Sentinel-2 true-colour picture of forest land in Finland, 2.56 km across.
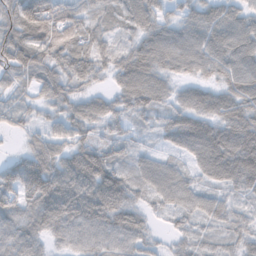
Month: November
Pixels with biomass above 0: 94%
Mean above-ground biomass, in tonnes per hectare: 65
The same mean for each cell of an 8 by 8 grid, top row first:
88 123 68 36 70 43 65 56
80 71 53 44 75 89 82 82
45 59 52 36 92 42 46 84
38 35 52 53 54 59 70 80
6 64 58 52 18 48 110 102
93 121 121 78 51 56 56 95
74 101 125 108 39 51 53 32
87 48 66 78 55 22 30 39
